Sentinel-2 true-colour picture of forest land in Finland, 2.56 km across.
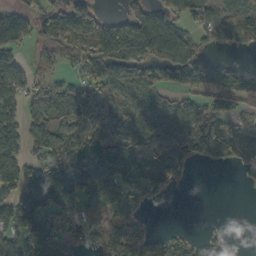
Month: October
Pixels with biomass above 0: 68%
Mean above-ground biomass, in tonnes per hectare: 69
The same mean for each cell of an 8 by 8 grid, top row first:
72 82 119 36 72 57 56 100
69 77 77 107 91 113 22 34
79 75 45 87 69 49 54 61
67 96 86 53 55 77 100 51
69 90 92 112 66 107 93 96
92 108 75 115 102 44 0 11
91 94 76 86 27 0 0 0
88 118 44 83 64 44 42 7
